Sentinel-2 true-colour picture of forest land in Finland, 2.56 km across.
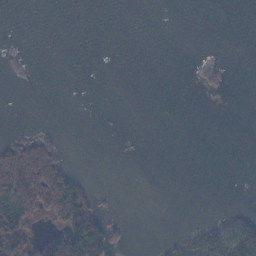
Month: November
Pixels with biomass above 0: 17%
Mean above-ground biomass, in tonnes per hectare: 13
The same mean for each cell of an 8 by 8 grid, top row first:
0 0 0 0 0 0 0 0
1 0 0 0 0 0 0 0
1 0 0 0 0 0 8 0
0 0 0 0 0 0 0 0
31 23 0 0 0 0 0 0
84 66 16 0 0 0 0 0
99 51 82 2 0 0 0 3
91 34 120 36 0 10 40 66
